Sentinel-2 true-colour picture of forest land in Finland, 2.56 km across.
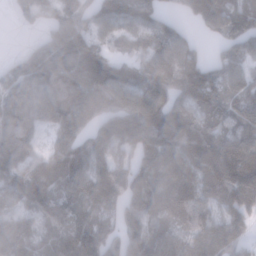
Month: January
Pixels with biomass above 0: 88%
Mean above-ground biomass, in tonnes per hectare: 132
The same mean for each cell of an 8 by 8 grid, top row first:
49 97 124 131 130 48 166 153
11 133 139 71 110 143 28 129
134 145 168 155 145 162 146 130
176 148 128 146 222 162 123 130
212 61 114 149 147 156 144 205
116 145 179 149 137 160 155 204
78 111 131 96 121 143 81 124
129 94 184 101 141 114 144 117
